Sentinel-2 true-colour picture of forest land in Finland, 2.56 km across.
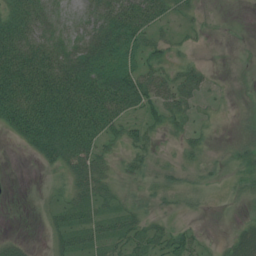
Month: July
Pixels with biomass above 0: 66%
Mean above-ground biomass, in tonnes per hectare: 29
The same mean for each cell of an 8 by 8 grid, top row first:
33 30 23 65 63 18 5 0
55 44 49 60 33 14 3 0
72 69 70 64 54 37 15 2
69 71 66 56 28 30 10 6
10 50 46 17 25 10 13 17
0 7 36 27 21 20 14 15
0 12 28 23 19 11 6 9
13 10 24 31 31 30 8 30
